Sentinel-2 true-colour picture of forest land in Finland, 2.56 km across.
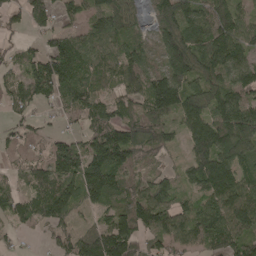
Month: May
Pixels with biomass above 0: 85%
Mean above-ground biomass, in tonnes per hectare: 111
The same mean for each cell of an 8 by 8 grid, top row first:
58 94 65 130 55 146 116 93
42 75 103 88 93 145 150 115
84 185 115 72 145 148 134 128
63 27 93 91 119 143 125 143
54 56 75 199 174 43 171 164
46 125 158 165 84 62 194 125
100 131 72 98 171 104 111 161
27 33 135 227 102 98 120 118
